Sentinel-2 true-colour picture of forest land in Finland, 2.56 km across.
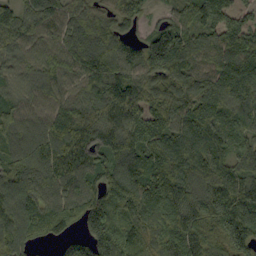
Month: September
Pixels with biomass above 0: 95%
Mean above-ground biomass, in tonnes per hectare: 139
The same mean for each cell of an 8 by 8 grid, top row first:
128 145 102 87 64 86 123 94
95 112 156 134 124 164 147 187
70 98 107 163 122 139 125 173
119 106 118 146 107 120 124 163
143 130 128 173 153 138 155 121
145 145 142 153 181 167 170 139
160 122 147 159 192 184 170 189
167 69 108 184 144 183 179 187
